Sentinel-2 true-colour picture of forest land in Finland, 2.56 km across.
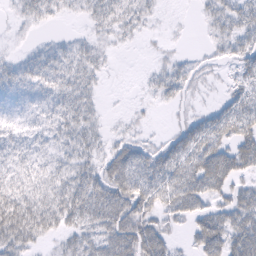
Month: February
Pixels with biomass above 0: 76%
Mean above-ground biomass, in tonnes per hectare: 30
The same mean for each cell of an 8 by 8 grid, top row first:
10 20 11 34 20 2 19 33
5 13 19 10 3 5 9 25
29 33 32 2 5 28 10 17
15 24 36 2 5 8 16 41
27 24 33 24 22 32 51 52
33 31 40 55 52 54 71 32
63 46 55 62 46 44 31 48
52 19 36 55 60 12 54 47
